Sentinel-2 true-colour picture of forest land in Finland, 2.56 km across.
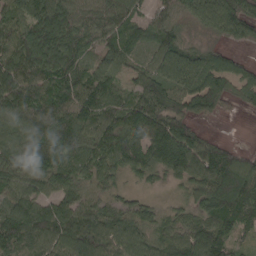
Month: April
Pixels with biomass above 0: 92%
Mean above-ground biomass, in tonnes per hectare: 94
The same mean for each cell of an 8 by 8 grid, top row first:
99 156 102 100 49 71 128 151
121 155 99 81 53 101 46 40
129 114 104 65 84 134 125 52
116 102 86 86 120 90 78 18
109 107 79 126 111 182 79 15
87 96 67 66 64 76 135 142
86 81 84 59 57 43 105 112
91 103 137 115 94 92 136 50
